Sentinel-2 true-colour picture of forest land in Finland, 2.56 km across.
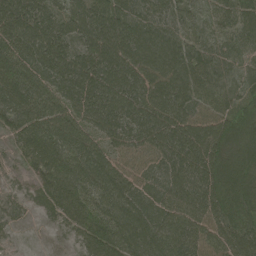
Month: May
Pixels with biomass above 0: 97%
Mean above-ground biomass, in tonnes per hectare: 95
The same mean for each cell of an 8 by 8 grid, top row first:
130 98 107 128 86 73 44 78
125 126 89 136 146 108 65 56
112 98 117 120 111 115 82 49
100 112 102 127 123 115 77 90
42 107 102 69 89 113 129 84
34 103 114 117 68 107 120 110
51 70 92 98 99 93 106 112
23 11 60 109 125 112 84 111
